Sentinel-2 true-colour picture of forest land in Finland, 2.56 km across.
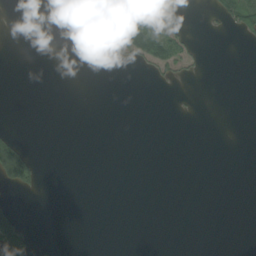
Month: August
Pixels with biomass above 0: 12%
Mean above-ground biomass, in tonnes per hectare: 12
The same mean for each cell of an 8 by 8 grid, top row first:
0 5 53 124 47 13 8 61
0 0 4 23 77 40 2 1
0 0 0 0 2 17 0 0
0 0 0 0 0 2 0 0
33 0 0 0 0 0 0 0
95 0 0 0 0 0 0 0
17 0 0 0 0 0 0 0
121 2 0 0 0 0 0 0
